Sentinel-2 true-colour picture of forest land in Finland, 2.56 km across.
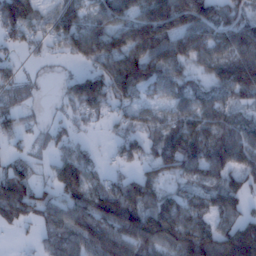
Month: January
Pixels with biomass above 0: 79%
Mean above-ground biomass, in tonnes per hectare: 76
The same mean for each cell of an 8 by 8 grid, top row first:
149 51 74 86 106 162 112 70
38 25 78 101 135 102 85 117
48 6 67 115 103 53 53 117
51 11 46 37 46 63 78 38
22 34 32 23 59 119 103 98
66 26 107 42 62 64 74 78
89 79 92 129 122 106 90 55
6 48 78 102 112 103 111 108
